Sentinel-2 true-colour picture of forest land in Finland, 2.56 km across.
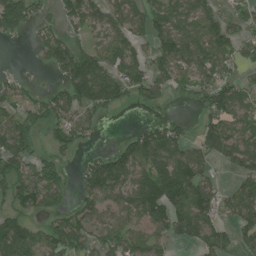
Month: July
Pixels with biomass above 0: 68%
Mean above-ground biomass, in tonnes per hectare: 89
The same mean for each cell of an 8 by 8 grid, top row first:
134 29 103 74 77 111 84 59
1 96 87 96 51 142 131 80
32 15 206 141 95 65 85 53
57 74 84 39 11 4 80 78
112 40 43 22 124 104 118 127
115 125 49 147 120 201 64 85
74 80 61 76 143 157 115 114
162 94 97 95 85 75 112 64
